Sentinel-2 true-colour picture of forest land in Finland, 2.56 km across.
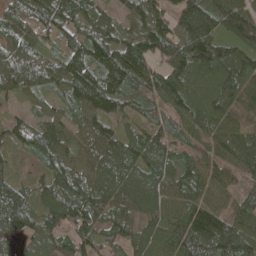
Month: May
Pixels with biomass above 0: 94%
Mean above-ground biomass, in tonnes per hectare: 101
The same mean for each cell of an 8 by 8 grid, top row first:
87 114 103 50 101 106 127 152
88 45 94 126 128 138 170 120
88 78 172 163 133 128 97 117
24 43 94 98 54 98 97 53
71 106 66 111 126 90 78 111
60 89 102 103 115 105 86 78
123 96 147 103 78 89 106 76
86 84 114 65 66 120 157 153
